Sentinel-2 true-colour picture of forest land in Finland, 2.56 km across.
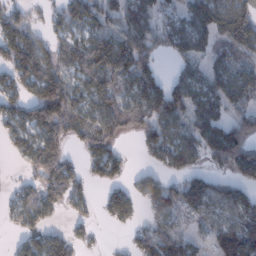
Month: January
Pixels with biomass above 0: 70%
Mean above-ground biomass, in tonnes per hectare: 76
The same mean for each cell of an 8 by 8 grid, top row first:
56 33 91 75 78 68 130 106
128 70 85 108 98 75 72 94
80 139 71 79 89 56 72 92
67 153 88 75 76 100 86 64
54 124 55 60 49 99 118 124
7 127 50 67 46 58 66 75
57 73 37 70 36 71 80 87
26 82 38 2 74 94 29 97
